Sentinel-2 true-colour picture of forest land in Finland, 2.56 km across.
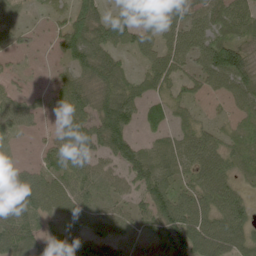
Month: June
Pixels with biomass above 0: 85%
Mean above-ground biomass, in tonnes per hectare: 65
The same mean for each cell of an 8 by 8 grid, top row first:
26 16 80 56 99 87 73 76
29 13 106 79 58 71 94 75
21 15 71 76 52 57 68 101
55 24 84 115 52 34 12 49
21 24 90 99 45 57 70 51
76 68 67 47 93 57 87 41
120 82 86 51 49 127 93 78
88 52 64 49 24 84 119 91
